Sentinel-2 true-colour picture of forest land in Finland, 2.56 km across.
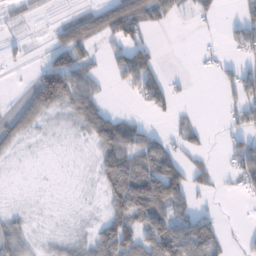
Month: January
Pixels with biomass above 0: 57%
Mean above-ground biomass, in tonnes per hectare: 44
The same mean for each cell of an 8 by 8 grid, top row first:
16 7 58 109 98 40 26 35
11 34 94 32 42 0 19 46
7 121 86 24 80 11 2 72
42 56 78 33 18 24 0 50
29 4 6 111 70 30 13 49
1 1 3 74 110 74 31 56
9 3 4 55 116 64 14 4
55 11 22 112 90 122 92 5
